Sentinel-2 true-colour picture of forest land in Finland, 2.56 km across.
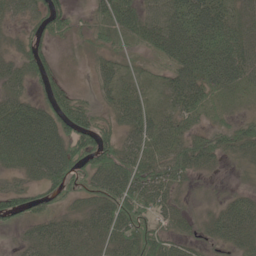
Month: May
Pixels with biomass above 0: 84%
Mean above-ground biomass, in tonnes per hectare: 42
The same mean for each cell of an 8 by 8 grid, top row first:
27 52 10 52 52 71 82 32
22 23 13 25 28 73 86 63
34 36 4 36 19 49 77 56
55 57 41 27 41 39 36 17
77 91 67 40 53 48 43 45
25 66 40 66 56 40 12 7
43 32 23 55 53 31 15 44
10 40 33 38 53 35 20 37
